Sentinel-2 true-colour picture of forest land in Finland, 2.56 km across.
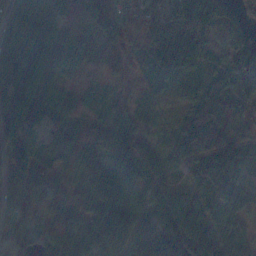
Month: November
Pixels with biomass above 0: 91%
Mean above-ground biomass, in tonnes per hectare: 100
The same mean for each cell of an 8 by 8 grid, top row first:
156 163 106 119 72 128 209 85
181 163 71 36 50 120 59 144
142 85 18 26 23 38 64 110
188 145 53 62 36 18 114 57
121 138 112 61 72 69 107 78
116 86 118 161 130 33 64 70
122 88 91 126 111 134 78 78
145 123 134 130 127 136 154 73
